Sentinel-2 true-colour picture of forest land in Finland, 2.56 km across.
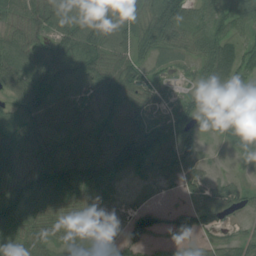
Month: August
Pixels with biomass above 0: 87%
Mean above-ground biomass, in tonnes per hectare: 57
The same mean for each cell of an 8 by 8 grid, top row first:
62 77 66 64 59 74 58 70
78 68 81 65 41 41 61 59
73 93 77 79 51 15 42 57
42 75 64 60 58 48 37 38
81 84 82 87 93 68 11 39
76 89 96 65 21 41 31 19
90 62 55 37 46 32 57 30
76 59 47 37 57 28 25 28
